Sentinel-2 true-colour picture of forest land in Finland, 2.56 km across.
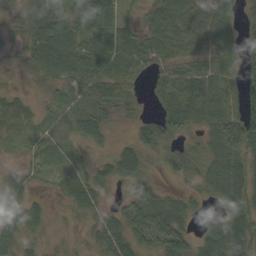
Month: September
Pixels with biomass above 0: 85%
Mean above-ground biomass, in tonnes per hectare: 41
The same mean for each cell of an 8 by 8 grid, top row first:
23 59 65 60 24 63 55 34
22 85 66 76 64 57 42 37
7 32 57 58 21 63 59 35
33 12 53 37 19 73 56 46
11 21 21 18 62 47 24 57
22 16 31 36 50 40 40 54
43 18 26 19 61 54 11 63
28 10 7 52 42 55 21 59
